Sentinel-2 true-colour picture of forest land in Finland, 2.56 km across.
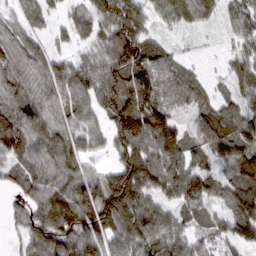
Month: March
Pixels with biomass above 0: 90%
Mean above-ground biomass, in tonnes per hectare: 95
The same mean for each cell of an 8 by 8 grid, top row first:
54 51 69 103 73 98 59 77
91 45 46 116 101 26 21 59
98 109 113 132 131 101 52 78
120 92 107 125 166 68 73 80
123 118 93 80 125 114 88 103
68 103 109 98 154 138 77 102
50 137 168 165 120 81 59 115
38 138 132 105 109 108 61 87
